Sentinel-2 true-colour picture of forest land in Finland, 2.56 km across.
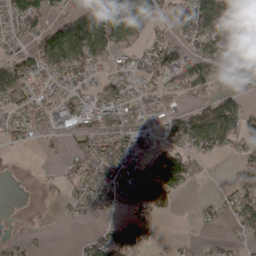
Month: April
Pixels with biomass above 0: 61%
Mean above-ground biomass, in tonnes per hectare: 55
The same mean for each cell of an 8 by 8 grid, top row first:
70 54 86 128 107 65 88 93
34 115 117 75 53 65 76 77
104 67 49 50 34 69 72 23
42 78 80 85 51 45 68 77
15 11 35 83 52 60 74 57
5 9 47 79 109 125 11 45
4 6 41 38 61 23 18 70
14 3 16 69 34 9 9 20
